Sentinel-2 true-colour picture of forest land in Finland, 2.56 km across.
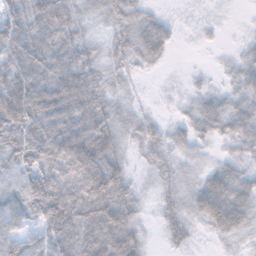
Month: November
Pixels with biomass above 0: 87%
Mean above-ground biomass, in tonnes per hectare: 52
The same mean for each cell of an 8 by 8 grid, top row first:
58 85 30 40 34 9 11 4
82 75 48 34 58 14 6 15
96 73 85 26 6 4 9 38
125 96 87 43 17 12 49 46
88 103 101 64 42 30 25 38
72 86 95 87 12 29 44 46
72 96 82 89 21 40 87 79
69 65 80 91 30 36 12 27
